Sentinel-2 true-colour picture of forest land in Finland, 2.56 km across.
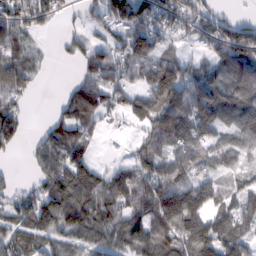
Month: February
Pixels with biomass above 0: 77%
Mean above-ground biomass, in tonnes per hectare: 76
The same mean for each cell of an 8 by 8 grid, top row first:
79 64 28 88 84 79 71 24
73 10 58 71 122 30 64 129
86 8 58 80 75 120 80 73
70 14 131 60 91 109 87 74
51 97 103 3 67 80 64 48
11 97 114 56 99 108 38 38
77 127 137 86 116 138 68 56
86 56 56 60 102 116 128 61
